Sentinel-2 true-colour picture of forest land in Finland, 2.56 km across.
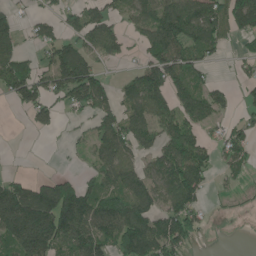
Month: June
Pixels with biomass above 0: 62%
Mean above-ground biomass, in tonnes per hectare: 85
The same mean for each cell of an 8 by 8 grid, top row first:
45 40 76 70 87 155 124 144
68 69 91 82 52 120 98 21
135 78 156 31 109 112 48 25
18 76 45 82 95 101 92 30
0 0 27 132 71 125 59 82
40 44 43 87 79 144 59 39
210 215 201 113 104 125 30 9
137 186 133 104 158 129 7 0
